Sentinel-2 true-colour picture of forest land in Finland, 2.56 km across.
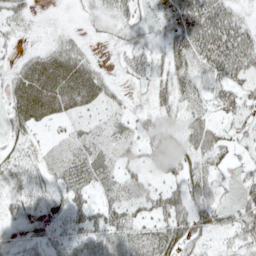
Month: May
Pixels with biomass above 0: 76%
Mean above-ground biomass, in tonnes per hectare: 38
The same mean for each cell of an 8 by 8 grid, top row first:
34 5 7 31 19 57 71 36
12 22 25 11 29 52 75 86
40 70 66 18 20 55 43 46
42 47 27 23 13 41 30 44
31 14 33 37 46 65 61 28
34 23 45 36 34 41 46 17
30 49 45 58 40 68 50 30
37 33 31 41 43 63 25 33
